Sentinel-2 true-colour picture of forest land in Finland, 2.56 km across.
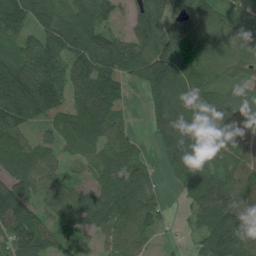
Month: July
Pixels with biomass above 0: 87%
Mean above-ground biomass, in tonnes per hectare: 86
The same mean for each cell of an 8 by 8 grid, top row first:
95 89 88 47 110 126 108 68
67 124 108 101 107 131 117 94
130 133 88 95 84 95 70 65
131 88 80 81 23 106 79 95
87 50 60 83 27 110 115 81
73 83 38 79 63 46 80 79
158 52 87 111 96 11 103 110
97 65 69 64 42 15 93 135
